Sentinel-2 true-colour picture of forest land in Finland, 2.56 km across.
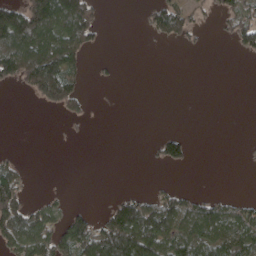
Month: April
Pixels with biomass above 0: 36%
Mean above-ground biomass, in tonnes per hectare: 49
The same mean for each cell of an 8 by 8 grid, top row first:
127 150 144 0 19 100 18 79
165 154 96 0 0 7 2 40
82 172 35 6 0 0 0 0
0 14 35 0 0 0 0 0
0 0 2 0 4 65 0 1
72 0 0 0 0 2 0 0
118 54 19 64 116 88 67 49
100 108 118 178 179 90 89 94
